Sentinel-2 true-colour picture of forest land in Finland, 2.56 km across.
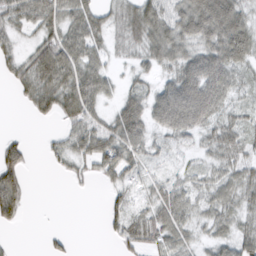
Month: March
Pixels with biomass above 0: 75%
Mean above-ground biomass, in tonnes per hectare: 40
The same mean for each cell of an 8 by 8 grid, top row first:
52 60 58 31 69 53 83 54
30 66 67 26 48 52 49 67
39 68 71 25 20 50 71 27
1 41 72 27 55 86 57 26
33 13 53 67 45 21 35 45
59 2 18 34 21 24 32 43
63 0 0 23 25 61 33 33
3 14 1 16 58 43 23 40
